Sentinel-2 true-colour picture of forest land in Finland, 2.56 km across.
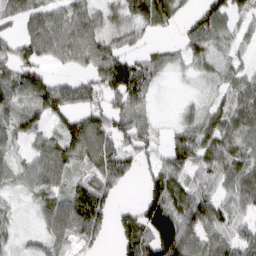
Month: March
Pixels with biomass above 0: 80%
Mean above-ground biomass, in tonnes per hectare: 63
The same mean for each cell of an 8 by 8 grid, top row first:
50 79 74 36 77 42 78 33
69 88 104 68 35 31 46 21
78 64 47 112 91 7 29 46
73 76 65 74 47 13 53 74
41 55 88 72 53 63 83 56
56 80 40 79 40 70 36 66
17 66 121 52 99 98 88 39
24 59 61 24 106 185 74 53
